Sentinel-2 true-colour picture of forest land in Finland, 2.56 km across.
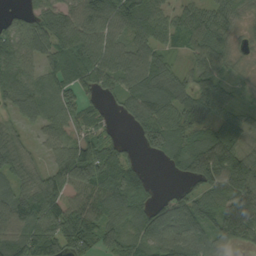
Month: September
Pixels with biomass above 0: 86%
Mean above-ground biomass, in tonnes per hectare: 82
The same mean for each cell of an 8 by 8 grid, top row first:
42 77 103 107 118 58 73 49
79 97 121 83 77 36 84 30
78 71 98 70 98 66 61 27
65 67 57 19 101 87 68 46
67 45 84 58 58 93 111 66
79 71 120 109 44 30 137 145
125 106 94 112 75 98 93 106
104 134 104 103 91 115 90 56
